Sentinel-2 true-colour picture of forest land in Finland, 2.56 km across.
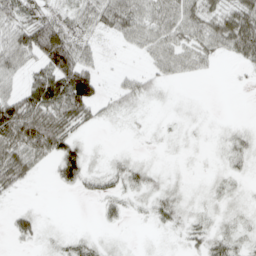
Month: April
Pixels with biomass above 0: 62%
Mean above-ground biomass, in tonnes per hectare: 27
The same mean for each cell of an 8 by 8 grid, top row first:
41 38 34 51 44 50 48 65
59 108 45 4 25 36 36 51
23 80 96 7 20 11 2 2
79 71 50 15 5 3 1 0
64 65 24 1 2 3 3 15
46 6 43 23 22 4 4 9
13 0 0 17 10 24 8 9
16 6 16 3 1 4 26 18
